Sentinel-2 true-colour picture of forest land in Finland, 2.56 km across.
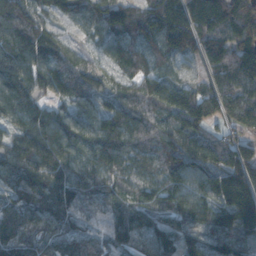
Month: November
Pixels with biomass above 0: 95%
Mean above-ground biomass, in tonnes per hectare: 113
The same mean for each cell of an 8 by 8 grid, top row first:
140 96 84 100 115 80 31 148
135 126 49 96 97 140 115 130
127 136 82 85 114 76 83 149
80 72 102 74 111 148 158 177
116 138 112 127 94 139 146 129
122 140 110 93 66 120 150 228
114 114 79 69 94 112 139 266
126 92 65 81 100 93 122 94
